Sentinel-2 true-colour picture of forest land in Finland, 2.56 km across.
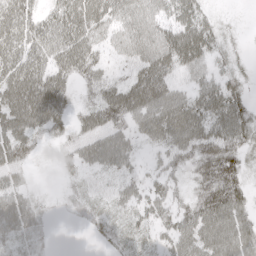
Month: May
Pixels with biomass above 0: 82%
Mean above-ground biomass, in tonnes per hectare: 48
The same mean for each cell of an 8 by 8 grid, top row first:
76 38 70 53 49 50 30 4
59 55 66 32 50 76 55 14
66 62 36 36 75 40 39 27
77 73 27 91 72 69 61 53
70 16 36 60 26 54 74 53
34 2 26 30 31 32 82 64
77 11 23 28 35 40 92 63
47 15 0 29 20 53 74 69
